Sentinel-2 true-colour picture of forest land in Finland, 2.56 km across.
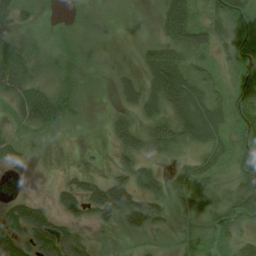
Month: August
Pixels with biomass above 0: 70%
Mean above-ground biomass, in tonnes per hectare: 33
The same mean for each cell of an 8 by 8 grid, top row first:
38 5 5 6 4 70 29 49
38 14 16 6 21 55 35 63
69 23 19 14 32 66 37 62
19 60 16 12 33 52 55 73
21 2 4 20 35 34 42 43
0 0 23 29 35 25 34 57
32 22 35 74 67 28 36 66
44 52 30 4 16 26 42 40
